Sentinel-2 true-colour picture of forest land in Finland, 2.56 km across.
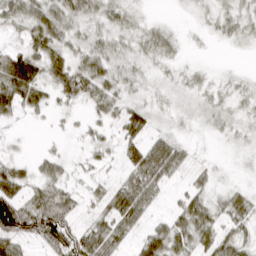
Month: March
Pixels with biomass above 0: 71%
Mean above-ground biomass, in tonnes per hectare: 26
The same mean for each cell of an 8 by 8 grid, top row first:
37 45 30 23 7 2 10 18
18 44 25 23 19 11 2 5
82 31 49 36 13 10 10 8
30 16 6 26 26 9 12 10
3 3 6 15 49 31 2 7
40 29 7 10 64 22 16 3
80 70 22 44 45 21 39 29
58 47 57 44 34 48 34 28
